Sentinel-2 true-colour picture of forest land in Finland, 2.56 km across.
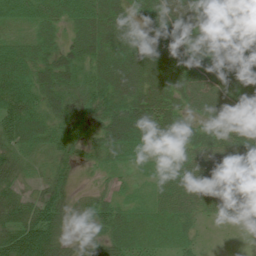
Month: July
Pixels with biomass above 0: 91%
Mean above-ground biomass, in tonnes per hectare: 49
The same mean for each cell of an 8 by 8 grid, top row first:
42 50 59 50 36 68 58 67
38 38 56 62 52 51 73 77
65 67 51 86 70 68 59 80
76 50 40 72 80 54 46 65
54 40 40 63 55 53 50 60
38 29 12 11 11 45 62 50
59 59 15 39 16 40 34 38
72 61 20 54 25 21 3 2
